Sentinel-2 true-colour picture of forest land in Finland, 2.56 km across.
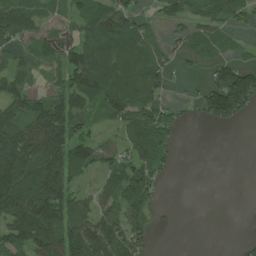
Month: July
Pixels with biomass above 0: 63%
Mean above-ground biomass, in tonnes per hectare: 80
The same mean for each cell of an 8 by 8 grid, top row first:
138 47 80 118 37 62 82 63
58 45 83 92 85 26 59 19
87 27 124 92 87 17 46 176
122 170 97 82 105 40 114 111
214 189 95 20 121 45 0 0
209 179 52 80 93 12 0 0
185 207 62 85 81 5 0 0
120 149 135 138 52 0 0 9
